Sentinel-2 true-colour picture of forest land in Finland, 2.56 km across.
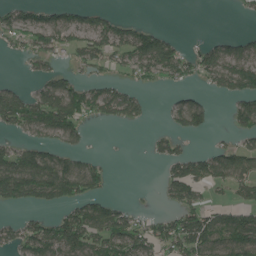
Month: June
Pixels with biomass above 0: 51%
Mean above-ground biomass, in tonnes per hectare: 58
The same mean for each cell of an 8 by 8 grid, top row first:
54 51 45 37 2 0 0 11
27 67 53 70 115 59 49 49
8 56 42 35 38 43 51 113
103 121 95 69 33 49 49 74
42 62 37 0 5 35 12 39
157 142 122 17 0 80 79 70
32 47 71 55 13 51 53 55
59 94 100 91 75 93 113 116
